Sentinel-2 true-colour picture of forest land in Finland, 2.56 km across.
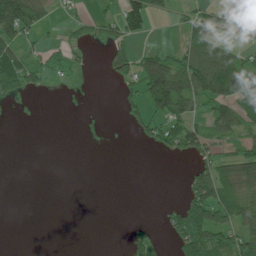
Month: July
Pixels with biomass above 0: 43%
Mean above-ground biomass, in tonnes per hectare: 34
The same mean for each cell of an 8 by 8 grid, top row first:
105 21 13 27 67 13 53 44
65 22 17 40 20 24 76 28
83 20 7 12 91 110 114 103
4 0 7 0 39 76 36 59
0 0 4 2 18 57 51 43
0 0 0 0 0 0 74 103
0 0 0 0 0 25 104 71
0 0 0 0 39 49 91 60
